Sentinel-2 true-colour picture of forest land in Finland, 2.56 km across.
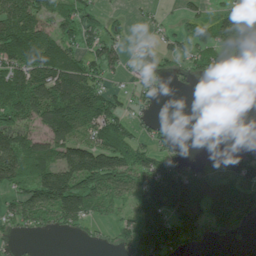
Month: July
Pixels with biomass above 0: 63%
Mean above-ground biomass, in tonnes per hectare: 75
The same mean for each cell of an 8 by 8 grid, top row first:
132 84 75 22 15 16 40 101
145 132 74 57 17 45 76 103
119 149 141 33 41 19 35 18
106 152 158 97 28 0 0 0
102 84 98 97 50 42 2 15
93 121 155 149 112 104 78 102
82 136 124 65 77 101 99 138
18 7 11 28 117 112 38 16
